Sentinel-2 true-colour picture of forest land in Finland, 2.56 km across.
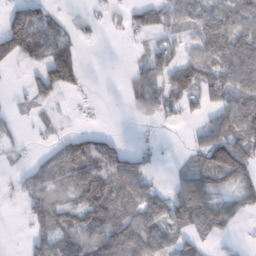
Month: February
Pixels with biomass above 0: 59%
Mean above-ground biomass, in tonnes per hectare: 53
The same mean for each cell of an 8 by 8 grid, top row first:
73 40 9 19 57 57 75 69
89 62 21 0 24 34 76 99
2 98 32 0 73 66 77 85
13 20 8 0 60 30 36 92
18 19 71 56 15 2 111 99
20 58 87 89 61 21 63 80
4 100 83 95 82 81 67 31
1 81 70 136 127 57 27 6
